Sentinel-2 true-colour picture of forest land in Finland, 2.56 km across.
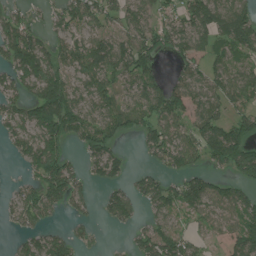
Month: July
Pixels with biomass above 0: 70%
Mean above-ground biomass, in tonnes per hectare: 76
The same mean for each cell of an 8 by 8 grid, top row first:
56 33 91 75 78 68 130 106
128 70 85 108 98 75 72 94
80 139 71 79 89 56 72 92
67 153 88 75 76 100 86 64
54 124 55 60 49 99 118 124
7 127 50 67 46 58 66 75
57 73 37 70 36 71 80 87
26 82 38 2 74 94 29 97
